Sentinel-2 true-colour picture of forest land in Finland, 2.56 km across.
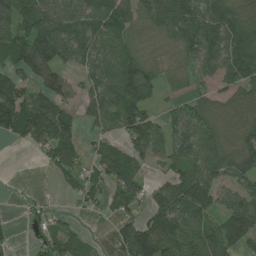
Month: July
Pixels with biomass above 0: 75%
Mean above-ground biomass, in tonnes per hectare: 79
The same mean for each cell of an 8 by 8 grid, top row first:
109 102 90 99 87 125 109 93
103 155 94 94 66 71 112 110
79 96 41 102 127 39 46 92
146 135 40 81 100 45 71 74
24 104 69 52 102 80 92 75
0 14 60 81 46 73 99 75
4 24 24 57 51 111 74 110
15 47 33 37 142 132 123 100
